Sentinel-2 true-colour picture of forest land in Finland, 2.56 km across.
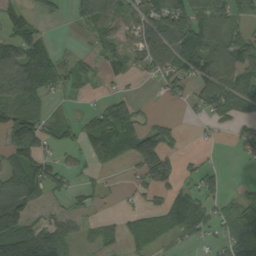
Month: September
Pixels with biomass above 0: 59%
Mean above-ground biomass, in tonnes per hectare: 58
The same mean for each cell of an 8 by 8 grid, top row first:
50 22 89 101 89 127 99 41
90 45 5 61 93 112 104 89
99 68 31 22 16 61 104 69
81 26 16 79 18 2 54 46
94 42 37 85 139 33 8 30
95 74 24 7 93 70 51 2
141 18 18 6 36 87 46 54
79 99 29 35 47 30 25 76
